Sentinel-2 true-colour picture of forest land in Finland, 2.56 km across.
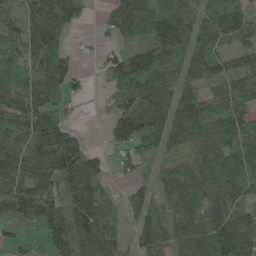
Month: May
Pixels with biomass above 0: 84%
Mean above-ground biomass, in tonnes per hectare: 111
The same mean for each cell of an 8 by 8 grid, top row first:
60 170 68 82 168 145 119 142
87 126 13 43 88 167 119 85
123 144 35 82 144 112 88 103
140 127 11 73 195 150 120 111
101 189 99 55 106 83 127 106
111 128 172 37 70 135 113 130
90 174 149 45 131 103 117 80
59 115 129 120 122 118 160 214
